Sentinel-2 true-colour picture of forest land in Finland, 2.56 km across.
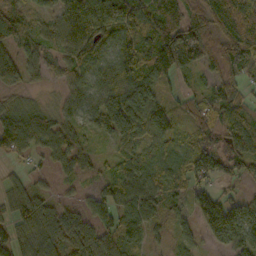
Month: October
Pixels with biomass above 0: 85%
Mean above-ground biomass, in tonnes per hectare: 70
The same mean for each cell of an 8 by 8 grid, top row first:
71 47 103 135 120 96 96 137
56 53 86 69 101 179 93 129
77 26 61 69 92 55 46 71
66 38 53 120 104 31 60 52
61 59 46 36 59 45 44 80
23 24 37 52 71 51 76 48
72 64 41 60 76 31 117 87
74 106 96 63 42 38 42 93
